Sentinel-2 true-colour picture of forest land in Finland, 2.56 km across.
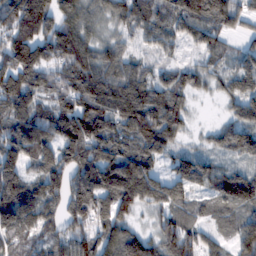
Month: February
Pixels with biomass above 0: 91%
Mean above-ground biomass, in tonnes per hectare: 110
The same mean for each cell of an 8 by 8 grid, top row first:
198 163 92 66 116 116 147 73
204 136 122 74 49 46 85 42
168 105 133 116 92 74 53 87
128 100 164 146 177 92 2 92
158 137 184 145 133 64 40 106
127 146 147 164 153 84 59 96
171 106 143 101 57 102 66 104
106 92 139 89 54 170 59 87
